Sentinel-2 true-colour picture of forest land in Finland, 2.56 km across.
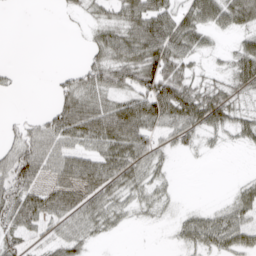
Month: April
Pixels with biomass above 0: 65%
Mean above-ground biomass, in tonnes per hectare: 36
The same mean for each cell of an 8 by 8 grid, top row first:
0 0 10 28 71 50 59 58
0 0 4 53 76 62 21 33
6 3 39 49 64 67 20 44
2 21 78 71 74 74 70 27
30 47 41 61 49 21 9 15
67 40 64 54 37 6 0 5
69 53 48 39 19 10 16 42
38 25 35 6 0 14 43 41
